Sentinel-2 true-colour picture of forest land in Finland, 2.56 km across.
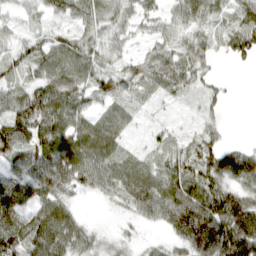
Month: April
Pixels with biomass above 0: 86%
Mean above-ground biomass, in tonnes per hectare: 56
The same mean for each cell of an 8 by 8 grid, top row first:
20 32 52 53 37 36 49 55
40 66 65 32 19 43 42 64
50 70 64 50 61 64 28 1
87 103 56 46 15 9 28 0
96 82 45 36 17 36 50 16
44 80 66 68 65 74 76 67
74 68 16 15 60 104 115 116
85 96 64 30 17 56 167 144
